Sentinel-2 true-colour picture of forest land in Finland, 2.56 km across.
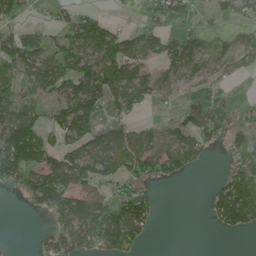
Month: June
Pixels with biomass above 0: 57%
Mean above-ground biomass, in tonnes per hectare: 64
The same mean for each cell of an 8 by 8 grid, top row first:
57 14 67 13 25 49 19 42
105 60 93 92 73 109 36 53
55 99 115 102 84 71 50 17
92 52 139 37 18 24 64 20
175 72 94 89 59 110 55 52
81 117 103 65 67 60 4 104
0 88 110 71 88 0 35 188
0 38 89 92 38 0 0 4
